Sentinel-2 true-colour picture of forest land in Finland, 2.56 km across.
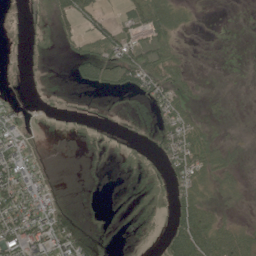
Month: June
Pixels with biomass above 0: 69%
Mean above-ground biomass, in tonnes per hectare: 40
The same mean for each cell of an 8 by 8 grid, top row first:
4 59 64 22 84 39 1 0
4 38 40 79 94 36 1 0
1 20 41 80 76 42 4 2
23 11 15 15 47 54 9 3
71 7 23 36 29 75 45 10
85 30 14 19 75 54 44 21
91 68 28 21 71 46 38 12
70 94 91 29 28 79 89 55
